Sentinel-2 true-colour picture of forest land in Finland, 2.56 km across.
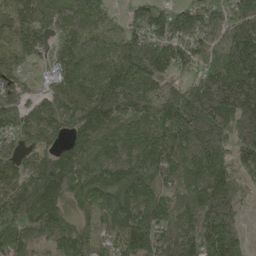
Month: May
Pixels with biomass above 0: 93%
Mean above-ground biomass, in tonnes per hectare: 161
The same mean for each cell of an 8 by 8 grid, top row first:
155 193 158 70 136 118 122 190
106 71 111 127 198 135 119 199
82 42 132 229 239 93 204 208
126 127 166 230 166 244 316 267
83 106 113 129 173 155 259 178
118 255 222 176 170 139 202 88
194 222 94 170 182 163 261 123
220 102 130 96 223 141 179 151
